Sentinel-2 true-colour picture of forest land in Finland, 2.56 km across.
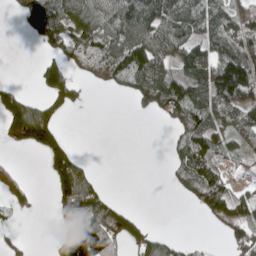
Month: May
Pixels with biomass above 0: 52%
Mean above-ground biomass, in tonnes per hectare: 69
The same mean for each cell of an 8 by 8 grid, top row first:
24 131 79 93 124 121 87 95
0 39 79 112 116 117 83 107
11 79 33 73 121 114 130 189
129 84 6 0 33 125 102 90
60 103 5 0 0 38 73 59
43 45 120 0 0 42 94 12
20 12 149 73 2 0 74 81
16 9 178 141 85 31 5 89
